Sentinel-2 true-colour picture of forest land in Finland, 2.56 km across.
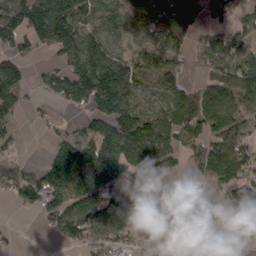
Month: March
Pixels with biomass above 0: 72%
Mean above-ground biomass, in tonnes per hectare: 93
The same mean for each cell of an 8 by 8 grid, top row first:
147 221 113 59 78 156 81 53
91 74 149 101 61 88 79 81
102 57 164 192 74 75 72 121
59 22 44 150 88 132 148 88
28 33 112 178 130 85 110 92
69 101 149 110 73 64 104 107
29 77 98 111 94 143 76 129
10 9 72 84 93 82 23 41
